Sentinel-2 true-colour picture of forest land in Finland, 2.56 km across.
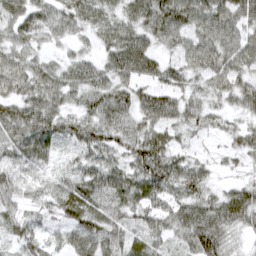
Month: March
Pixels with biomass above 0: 93%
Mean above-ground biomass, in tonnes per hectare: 54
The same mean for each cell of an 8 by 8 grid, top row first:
55 50 54 37 61 91 67 65
50 24 21 57 64 48 60 63
62 61 58 54 54 49 47 52
59 74 46 79 56 61 43 36
65 64 56 59 74 37 13 41
53 37 61 62 76 75 35 18
37 37 81 66 53 56 65 85
43 32 70 57 50 37 90 15
